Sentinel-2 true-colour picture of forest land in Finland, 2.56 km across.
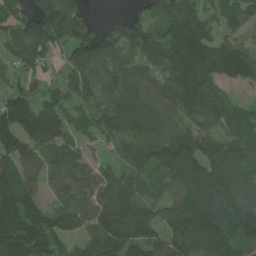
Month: July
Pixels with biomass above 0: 88%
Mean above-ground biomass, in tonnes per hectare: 124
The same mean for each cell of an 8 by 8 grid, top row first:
86 164 99 15 92 181 85 117
87 112 139 139 160 210 163 100
21 40 123 118 94 140 131 104
170 136 46 111 134 99 132 78
142 110 59 61 126 142 101 111
144 93 86 79 109 144 194 142
204 105 105 143 131 142 197 188
191 171 79 146 153 163 217 143
